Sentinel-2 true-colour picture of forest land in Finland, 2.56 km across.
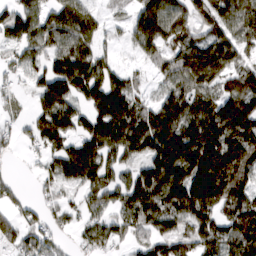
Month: March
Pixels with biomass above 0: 81%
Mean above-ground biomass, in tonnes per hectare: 100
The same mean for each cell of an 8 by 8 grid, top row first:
101 89 104 25 115 120 105 127
74 100 104 22 87 110 160 91
35 115 156 101 25 103 127 98
29 121 79 169 101 132 125 188
32 83 89 134 136 170 167 179
15 50 110 69 113 170 221 125
46 44 47 65 126 132 124 126
68 57 37 62 54 85 98 125
